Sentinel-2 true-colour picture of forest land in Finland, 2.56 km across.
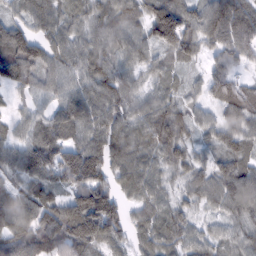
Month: February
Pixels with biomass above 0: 94%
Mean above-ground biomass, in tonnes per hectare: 76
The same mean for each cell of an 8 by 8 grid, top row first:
48 79 54 78 76 118 85 99
123 74 67 77 73 109 52 101
80 61 68 84 45 43 66 51
29 49 99 87 76 68 39 94
63 98 81 87 74 88 49 75
60 99 125 77 82 40 59 90
86 83 140 124 72 51 35 76
86 90 110 80 58 64 55 66
